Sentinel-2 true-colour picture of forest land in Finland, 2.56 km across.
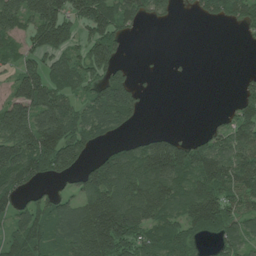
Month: July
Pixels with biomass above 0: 67%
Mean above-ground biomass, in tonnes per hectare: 88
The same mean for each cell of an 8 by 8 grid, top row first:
127 151 109 117 60 17 53 70
43 120 70 111 0 0 0 2
90 125 89 112 5 2 0 18
138 156 72 142 27 0 3 59
174 191 121 41 74 90 80 87
130 81 63 144 142 133 137 110
76 76 96 179 153 90 186 84
91 93 124 178 98 104 49 72
